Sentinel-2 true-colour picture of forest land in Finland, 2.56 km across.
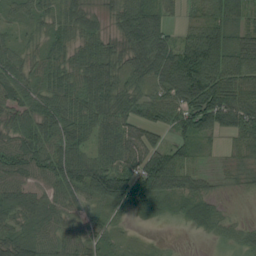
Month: August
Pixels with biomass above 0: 88%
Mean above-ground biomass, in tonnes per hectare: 56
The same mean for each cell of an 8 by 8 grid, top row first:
21 32 53 36 93 18 56 66
28 41 54 50 98 81 115 70
58 60 69 71 46 113 108 72
56 73 72 73 49 65 108 76
64 82 66 70 67 38 18 46
57 71 86 108 100 71 21 26
63 59 33 33 48 18 30 4
67 56 54 22 7 2 8 26
